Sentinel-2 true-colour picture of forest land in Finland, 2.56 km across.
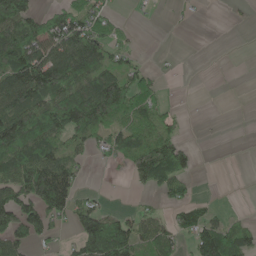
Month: May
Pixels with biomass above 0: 53%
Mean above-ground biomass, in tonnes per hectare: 65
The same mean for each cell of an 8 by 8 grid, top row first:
128 57 89 33 3 5 1 2
139 96 132 62 5 1 0 0
124 158 109 113 60 2 0 0
117 152 158 126 77 22 0 0
160 126 50 55 78 76 0 0
127 153 43 3 66 89 0 0
128 118 77 20 24 52 36 2
84 33 89 176 77 48 124 72
